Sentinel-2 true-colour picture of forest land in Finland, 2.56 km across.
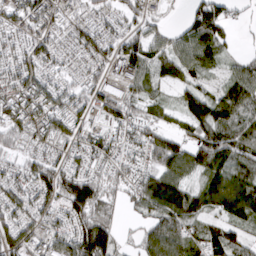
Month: March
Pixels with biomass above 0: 85%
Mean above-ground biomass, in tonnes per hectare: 79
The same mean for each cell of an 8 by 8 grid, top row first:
78 87 51 61 61 10 132 18
71 79 69 73 86 66 111 17
94 77 50 58 59 47 36 83
112 111 60 71 53 46 120 106
59 75 70 68 100 79 136 105
75 115 110 65 72 90 77 110
92 79 137 51 68 119 74 107
92 69 131 85 58 99 79 60
